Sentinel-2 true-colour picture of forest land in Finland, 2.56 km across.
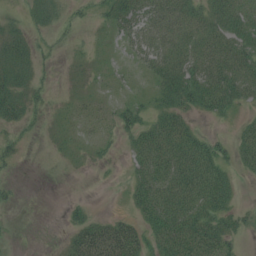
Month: July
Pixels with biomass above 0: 60%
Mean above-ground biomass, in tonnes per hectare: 22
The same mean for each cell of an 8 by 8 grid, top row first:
6 23 10 27 33 37 28 31
25 9 5 5 28 34 35 34
25 7 7 8 9 45 38 41
26 11 9 15 19 34 21 10
14 4 8 8 39 46 28 23
3 0 2 2 36 49 41 8
5 0 10 1 39 50 37 13
1 1 43 67 34 52 48 14
